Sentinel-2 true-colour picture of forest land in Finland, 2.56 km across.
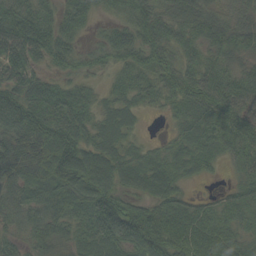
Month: September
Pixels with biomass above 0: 92%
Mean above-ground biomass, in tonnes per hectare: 66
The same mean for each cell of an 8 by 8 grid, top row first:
95 49 54 27 72 66 67 50
87 76 32 59 76 60 61 54
75 46 38 27 49 77 80 61
123 88 67 48 24 39 80 73
91 111 84 59 21 43 60 73
77 101 108 70 61 62 21 36
62 80 87 102 61 79 43 62
39 65 65 94 94 91 91 53
